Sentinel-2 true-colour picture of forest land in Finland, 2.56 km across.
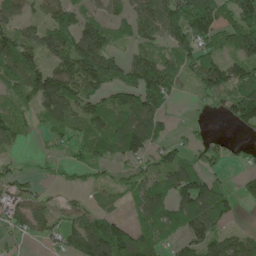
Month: May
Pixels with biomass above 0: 71%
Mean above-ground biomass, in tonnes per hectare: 80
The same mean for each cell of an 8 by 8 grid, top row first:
64 76 72 50 97 125 149 102
130 99 120 58 57 99 72 103
103 154 134 93 134 75 126 108
73 90 72 87 129 14 14 114
41 22 62 92 109 54 62 20
43 20 35 38 64 114 73 25
76 55 46 30 99 92 117 21
30 43 114 176 135 49 98 70
